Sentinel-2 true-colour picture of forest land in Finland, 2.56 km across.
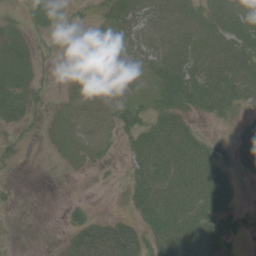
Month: June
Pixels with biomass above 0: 60%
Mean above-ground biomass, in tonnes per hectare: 22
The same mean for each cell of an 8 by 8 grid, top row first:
6 23 10 27 33 37 28 31
25 9 5 5 28 34 35 34
25 7 7 8 9 45 38 41
26 11 9 15 19 34 21 10
14 4 8 8 39 46 28 23
3 0 2 2 36 49 41 8
5 0 10 1 39 50 37 13
1 1 43 67 34 52 48 14
